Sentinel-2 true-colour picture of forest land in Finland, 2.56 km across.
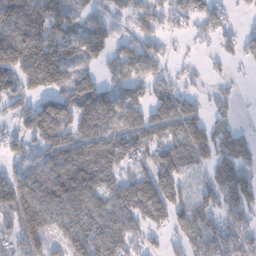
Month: January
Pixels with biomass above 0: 76%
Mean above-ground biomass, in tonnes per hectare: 86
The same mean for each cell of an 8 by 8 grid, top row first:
131 157 49 50 72 72 74 17
164 151 110 90 86 14 19 52
89 130 75 48 85 44 24 8
57 89 117 108 79 120 43 11
49 100 120 99 83 89 98 76
71 117 188 73 75 93 61 92
124 115 125 87 127 87 79 100
83 92 132 110 52 41 99 100
